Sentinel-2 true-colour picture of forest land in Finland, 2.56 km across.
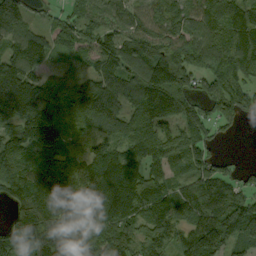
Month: September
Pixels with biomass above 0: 91%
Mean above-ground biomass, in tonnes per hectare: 132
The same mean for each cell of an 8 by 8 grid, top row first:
182 33 102 134 105 139 136 130
130 112 76 141 164 186 168 151
226 71 58 126 164 183 127 146
179 153 88 103 144 136 89 126
130 166 60 124 149 124 99 3
114 155 141 218 160 63 119 50
89 185 188 204 158 112 157 161
143 178 132 165 116 81 194 124
